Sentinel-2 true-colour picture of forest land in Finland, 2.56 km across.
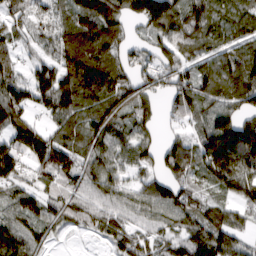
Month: March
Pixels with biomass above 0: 87%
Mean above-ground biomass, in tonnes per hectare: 89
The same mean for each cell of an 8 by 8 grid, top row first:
57 62 120 121 134 113 102 84
54 51 113 82 50 79 67 80
78 117 143 123 72 87 104 137
97 74 94 105 64 51 88 94
94 123 89 91 71 62 148 202
78 83 84 82 54 86 96 153
80 78 78 68 80 111 74 72
113 46 10 64 60 80 131 65
